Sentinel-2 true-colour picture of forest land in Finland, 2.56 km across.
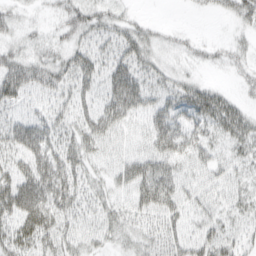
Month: March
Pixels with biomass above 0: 69%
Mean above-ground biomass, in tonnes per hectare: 29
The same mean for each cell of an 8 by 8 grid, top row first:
17 8 30 20 6 0 6 24
22 19 28 30 31 14 11 14
52 41 34 37 31 22 8 14
22 26 25 41 30 40 44 25
40 39 38 29 26 47 27 29
45 51 32 24 47 37 26 20
56 52 28 28 41 37 28 22
45 40 25 21 27 38 36 23
